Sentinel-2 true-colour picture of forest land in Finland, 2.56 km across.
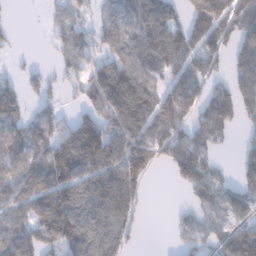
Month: January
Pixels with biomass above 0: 71%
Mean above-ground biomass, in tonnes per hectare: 87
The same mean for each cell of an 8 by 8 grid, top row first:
1 32 55 64 93 53 171 116
15 18 94 72 108 122 120 102
43 45 72 156 106 87 92 106
68 54 60 126 128 147 100 91
90 142 152 132 126 129 82 33
93 120 107 115 83 63 87 67
66 121 119 126 27 12 62 72
92 107 110 96 10 29 56 108
